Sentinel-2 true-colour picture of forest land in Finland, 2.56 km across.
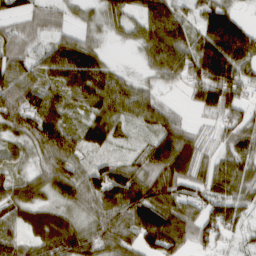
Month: March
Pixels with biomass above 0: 89%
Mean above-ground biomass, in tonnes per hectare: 73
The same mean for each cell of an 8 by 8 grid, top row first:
49 63 20 53 75 80 69 36
77 68 95 10 55 89 99 118
84 63 108 70 28 45 127 91
120 117 41 78 72 33 52 59
52 100 67 42 45 119 37 83
49 74 72 112 92 104 70 75
86 65 55 96 125 88 62 64
60 99 86 82 93 99 56 25
